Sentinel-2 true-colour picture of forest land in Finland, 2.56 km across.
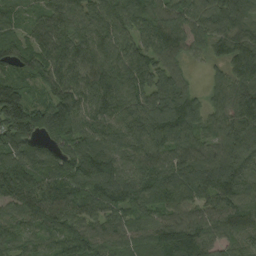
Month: August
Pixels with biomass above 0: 98%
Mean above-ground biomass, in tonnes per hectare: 115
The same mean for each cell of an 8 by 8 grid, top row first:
69 114 109 129 141 102 111 114
109 143 118 118 112 118 84 130
90 126 121 137 125 95 40 102
200 156 118 115 122 142 95 115
147 85 112 101 109 110 90 123
161 126 137 127 114 119 125 123
112 155 104 110 103 104 99 127
85 81 129 96 97 148 92 99
